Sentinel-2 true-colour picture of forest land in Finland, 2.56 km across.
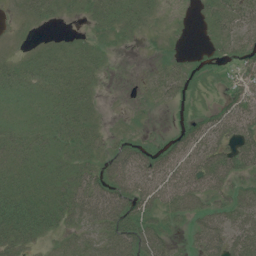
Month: July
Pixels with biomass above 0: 76%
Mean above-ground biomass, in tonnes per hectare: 30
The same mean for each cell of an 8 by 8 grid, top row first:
10 20 11 34 20 2 19 33
5 13 19 10 3 5 9 25
29 33 32 2 5 28 10 17
15 24 36 2 5 8 16 41
27 24 33 24 22 32 51 52
33 31 40 55 52 54 71 32
63 46 55 62 46 44 31 48
52 19 36 55 60 12 54 47
